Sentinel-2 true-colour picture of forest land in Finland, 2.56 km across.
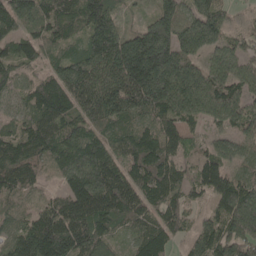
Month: May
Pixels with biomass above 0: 96%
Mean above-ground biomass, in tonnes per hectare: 114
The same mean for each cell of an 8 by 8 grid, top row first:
142 105 112 91 36 115 110 10
96 83 79 193 230 172 88 73
69 79 138 127 214 165 118 109
58 141 102 138 109 128 107 143
112 122 139 106 132 90 47 67
131 50 160 144 147 106 119 69
52 81 160 149 115 92 58 180
101 183 139 68 114 59 124 194
